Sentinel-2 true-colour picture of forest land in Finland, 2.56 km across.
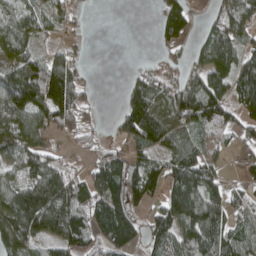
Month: April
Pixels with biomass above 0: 73%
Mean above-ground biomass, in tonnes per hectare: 87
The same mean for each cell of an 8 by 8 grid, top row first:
64 42 13 0 0 83 25 93
75 32 17 0 0 39 131 93
147 164 73 0 70 68 127 140
145 143 82 13 170 115 131 81
139 56 24 33 100 99 52 35
57 168 58 142 111 121 91 26
211 254 108 147 44 152 117 56
135 96 84 117 58 91 113 92
